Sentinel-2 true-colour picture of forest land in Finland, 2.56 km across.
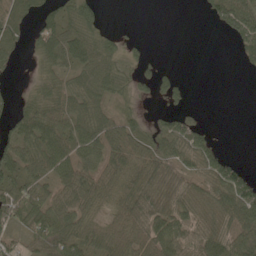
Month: May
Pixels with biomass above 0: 68%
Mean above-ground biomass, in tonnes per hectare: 50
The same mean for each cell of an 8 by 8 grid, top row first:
60 42 55 0 0 0 24 88
32 63 70 37 9 0 0 39
4 34 41 51 32 37 0 0
48 71 49 32 16 50 3 0
72 71 61 76 59 75 57 0
67 48 87 62 84 65 76 63
101 82 70 43 93 77 84 89
29 76 67 82 78 75 90 65
